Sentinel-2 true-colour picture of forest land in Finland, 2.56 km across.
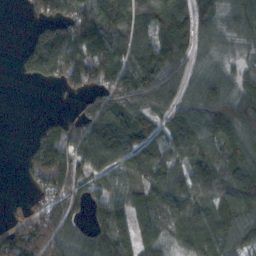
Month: November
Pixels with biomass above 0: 79%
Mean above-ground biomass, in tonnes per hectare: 101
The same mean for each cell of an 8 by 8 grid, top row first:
1 86 141 149 165 142 71 119
10 158 146 146 142 158 65 62
8 51 96 129 137 95 99 80
0 14 59 130 101 95 136 135
1 137 99 143 115 105 122 116
3 130 80 93 118 113 143 153
21 91 50 124 124 124 109 141
115 123 86 159 100 69 117 102
